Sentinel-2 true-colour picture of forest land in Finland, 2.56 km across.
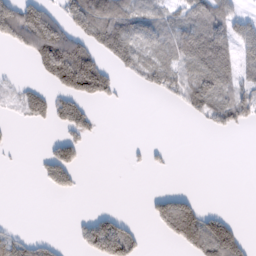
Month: February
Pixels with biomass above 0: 41%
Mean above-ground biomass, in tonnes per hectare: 42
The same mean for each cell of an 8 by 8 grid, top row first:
109 79 95 100 64 41 85 38
31 137 90 76 50 64 90 48
10 42 178 45 30 49 81 43
13 58 55 1 0 6 49 64
4 18 42 0 10 1 0 0
0 51 20 0 1 1 0 0
0 0 0 6 5 99 15 0
42 17 29 133 16 51 110 66
